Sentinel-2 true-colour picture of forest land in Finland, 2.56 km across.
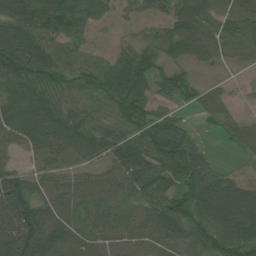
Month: August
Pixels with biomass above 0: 87%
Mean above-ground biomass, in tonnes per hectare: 52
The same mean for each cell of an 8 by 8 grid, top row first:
75 90 74 27 24 58 42 43
92 69 39 16 33 43 52 27
79 74 58 72 56 43 11 6
67 75 55 48 48 22 34 20
34 58 65 62 66 71 12 35
49 44 29 44 65 52 54 20
87 47 40 59 53 65 82 88
91 69 34 49 42 51 71 94
